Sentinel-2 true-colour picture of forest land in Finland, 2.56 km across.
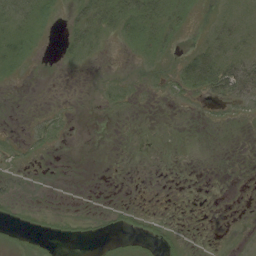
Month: August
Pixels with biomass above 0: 32%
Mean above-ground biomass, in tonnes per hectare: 6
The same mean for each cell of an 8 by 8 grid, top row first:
12 15 13 25 23 14 6 13
19 2 14 2 18 5 19 14
4 0 0 4 4 13 38 37
0 3 0 2 0 1 2 4
3 4 0 0 0 0 0 0
1 1 0 0 0 0 0 0
2 1 0 3 3 0 0 0
7 5 3 3 9 4 0 2
